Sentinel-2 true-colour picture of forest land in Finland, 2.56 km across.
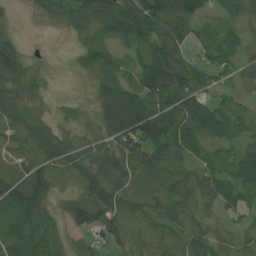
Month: July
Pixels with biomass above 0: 88%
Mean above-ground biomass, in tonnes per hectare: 71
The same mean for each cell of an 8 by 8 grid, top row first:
13 42 86 121 136 118 33 61
59 4 47 70 88 90 64 50
73 20 14 89 99 121 64 36
71 22 32 173 145 97 98 35
67 102 51 73 108 83 57 51
90 84 75 72 47 63 56 70
107 52 87 114 83 82 39 50
81 94 32 56 72 67 61 35
